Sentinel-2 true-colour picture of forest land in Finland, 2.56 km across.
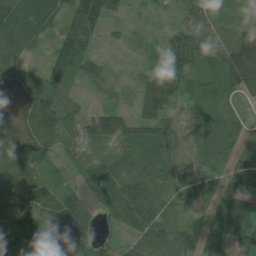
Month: July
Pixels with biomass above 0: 87%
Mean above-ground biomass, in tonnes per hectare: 63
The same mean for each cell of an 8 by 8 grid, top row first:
115 67 123 48 12 26 49 9
95 34 109 5 13 92 60 102
67 71 35 27 53 78 44 86
58 81 37 64 54 28 42 17
104 47 58 66 74 49 52 44
76 38 42 104 85 51 39 64
109 87 94 70 106 30 20 96
81 158 131 30 65 83 27 35
